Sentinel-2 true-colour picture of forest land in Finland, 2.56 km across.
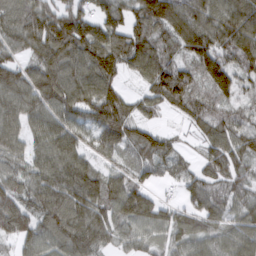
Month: March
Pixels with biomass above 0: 91%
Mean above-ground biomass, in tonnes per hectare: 91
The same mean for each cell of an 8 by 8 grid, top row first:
95 116 107 90 120 129 100 113
79 124 124 139 126 80 132 130
94 119 106 94 78 150 122 88
79 88 88 130 49 45 70 53
69 95 82 87 88 42 68 84
69 99 112 73 57 53 67 61
96 107 101 95 119 60 85 69
55 57 122 59 59 72 90 110
